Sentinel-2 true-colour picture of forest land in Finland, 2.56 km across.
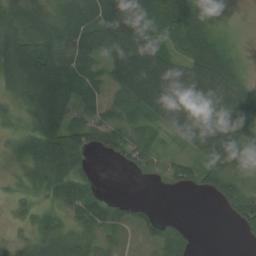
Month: July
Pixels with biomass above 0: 79%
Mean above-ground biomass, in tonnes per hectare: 56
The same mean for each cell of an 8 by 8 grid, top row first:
61 57 83 115 88 100 31 1
75 70 63 93 94 41 89 9
67 106 68 55 127 92 98 36
44 108 38 30 58 62 57 62
36 113 76 57 51 19 72 57
19 83 67 0 14 44 61 46
20 34 84 62 33 0 1 81
26 68 65 42 32 60 0 7
